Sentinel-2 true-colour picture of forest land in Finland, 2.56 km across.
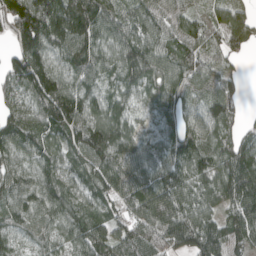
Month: April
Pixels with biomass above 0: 93%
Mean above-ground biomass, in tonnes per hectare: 99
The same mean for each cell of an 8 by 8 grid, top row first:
153 175 165 91 82 88 55 84
85 125 150 89 120 82 66 67
110 146 91 52 103 103 90 34
83 141 127 88 49 106 108 52
103 77 114 134 68 115 90 92
92 93 77 123 84 113 105 154
94 121 81 67 110 128 84 117
67 76 91 101 94 105 139 95
